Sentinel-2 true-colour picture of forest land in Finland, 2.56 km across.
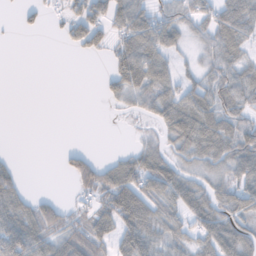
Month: November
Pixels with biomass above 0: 61%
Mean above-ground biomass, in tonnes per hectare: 42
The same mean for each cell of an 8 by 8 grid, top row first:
7 13 53 54 52 61 48 73
0 0 23 39 69 38 41 42
0 0 0 34 64 42 50 58
0 0 0 4 26 72 74 61
0 0 3 0 24 48 75 86
33 0 56 56 67 62 39 58
62 45 17 76 73 54 69 58
94 52 55 48 73 43 65 81
